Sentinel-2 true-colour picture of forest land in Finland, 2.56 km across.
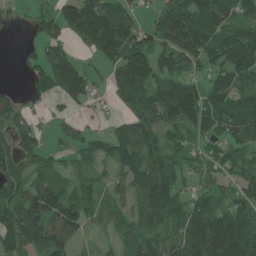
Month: June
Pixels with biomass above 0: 79%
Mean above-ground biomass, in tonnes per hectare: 74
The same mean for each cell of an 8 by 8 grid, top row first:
6 34 160 100 27 119 106 66
5 53 28 94 107 102 96 124
2 64 81 52 122 92 50 84
54 14 12 17 107 118 97 121
66 23 48 79 104 59 44 72
82 66 50 39 87 59 55 56
97 113 92 51 86 76 113 79
90 106 27 29 76 76 168 149
